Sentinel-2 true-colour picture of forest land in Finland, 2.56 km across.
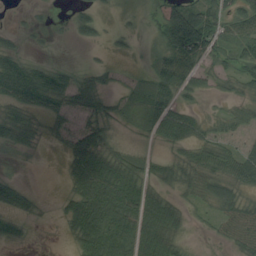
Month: August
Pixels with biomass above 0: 65%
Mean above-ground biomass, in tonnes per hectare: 38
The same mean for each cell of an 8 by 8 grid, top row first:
2 3 23 5 6 80 58 63
23 3 4 8 3 85 67 48
73 58 29 16 17 74 21 30
38 41 40 31 27 59 10 19
37 10 58 33 11 37 39 21
8 0 64 84 45 37 49 51
31 2 73 102 91 41 21 71
17 0 47 85 71 35 7 72
